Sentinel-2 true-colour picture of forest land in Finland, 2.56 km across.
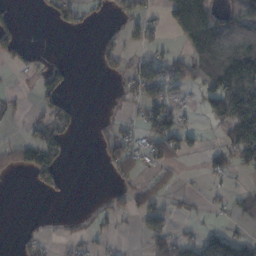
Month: November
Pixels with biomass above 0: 36%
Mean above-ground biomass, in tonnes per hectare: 40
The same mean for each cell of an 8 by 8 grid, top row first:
31 17 35 13 31 94 87 80
52 2 0 31 23 11 122 127
7 50 1 10 80 48 77 145
16 49 20 3 50 53 50 160
43 98 1 50 58 65 10 116
11 80 0 18 19 11 32 11
0 0 1 33 47 20 11 26
9 13 16 11 21 45 76 55
